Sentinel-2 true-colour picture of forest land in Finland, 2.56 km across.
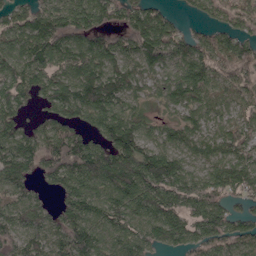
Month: April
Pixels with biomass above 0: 88%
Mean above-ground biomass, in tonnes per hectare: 116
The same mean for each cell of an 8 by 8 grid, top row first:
86 138 144 113 150 35 60 93
104 147 133 105 149 115 96 112
140 125 137 122 65 111 112 104
96 72 134 147 70 71 86 95
143 125 129 150 126 89 84 126
120 95 160 171 191 165 115 130
122 65 146 119 141 131 145 56
100 107 155 100 103 100 112 112
